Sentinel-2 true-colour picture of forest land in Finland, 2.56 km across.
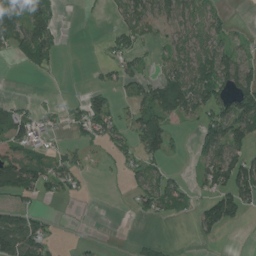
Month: July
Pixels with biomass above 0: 46%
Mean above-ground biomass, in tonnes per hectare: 45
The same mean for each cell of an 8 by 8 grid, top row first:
68 86 2 13 65 67 42 0
54 107 0 18 23 45 68 34
0 7 0 23 48 79 105 113
47 15 36 61 62 62 68 118
57 20 30 48 68 15 79 84
130 73 32 5 50 20 49 104
41 7 0 0 30 31 51 71
128 59 7 0 15 2 12 0
